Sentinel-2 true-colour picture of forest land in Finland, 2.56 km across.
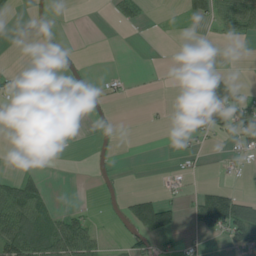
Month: July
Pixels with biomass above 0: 27%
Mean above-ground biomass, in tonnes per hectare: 26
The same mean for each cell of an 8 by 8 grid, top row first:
5 6 0 15 17 4 64 96
0 4 1 0 0 0 0 2
21 15 7 15 2 6 42 11
29 19 2 3 3 49 125 71
0 0 0 6 0 10 7 22
41 12 0 8 0 14 4 8
107 43 11 4 89 35 93 78
115 97 98 9 39 9 9 59
